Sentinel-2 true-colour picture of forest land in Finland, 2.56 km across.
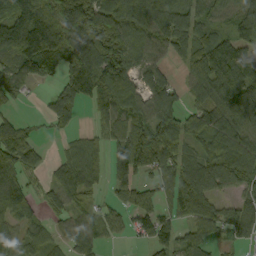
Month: September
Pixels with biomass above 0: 77%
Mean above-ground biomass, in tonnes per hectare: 87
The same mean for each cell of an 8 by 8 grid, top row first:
152 190 181 114 133 123 60 83
118 197 179 133 85 80 87 91
73 62 162 125 69 35 109 132
20 53 37 98 78 89 96 94
110 4 51 65 138 96 66 104
100 28 93 58 53 90 99 105
92 39 45 36 83 72 79 68
64 57 92 25 41 68 58 52
